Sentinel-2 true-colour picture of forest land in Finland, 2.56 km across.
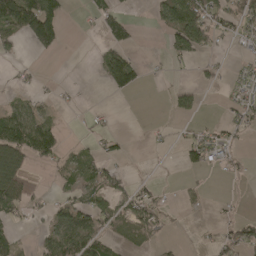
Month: April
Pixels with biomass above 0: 37%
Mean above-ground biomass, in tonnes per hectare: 32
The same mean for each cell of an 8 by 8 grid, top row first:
128 123 4 60 0 90 82 63
21 48 0 56 2 59 39 11
13 4 2 60 17 4 14 22
56 21 7 6 0 31 2 34
88 74 15 15 3 14 54 10
53 8 46 43 5 2 8 12
42 25 62 52 58 6 7 6
28 47 81 33 31 5 12 51
